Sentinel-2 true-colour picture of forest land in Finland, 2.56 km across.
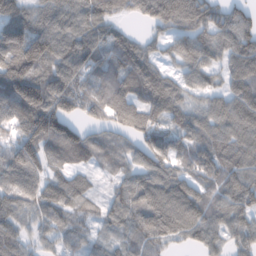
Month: February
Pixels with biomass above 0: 89%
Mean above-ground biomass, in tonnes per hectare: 89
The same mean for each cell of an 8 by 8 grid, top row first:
93 79 93 61 70 134 98 76
159 114 105 87 49 64 91 109
168 110 86 96 98 45 53 102
124 143 68 108 115 70 75 114
95 107 103 57 95 78 83 86
111 81 57 36 92 87 87 89
83 93 54 66 121 150 98 95
90 48 63 43 83 67 63 72
